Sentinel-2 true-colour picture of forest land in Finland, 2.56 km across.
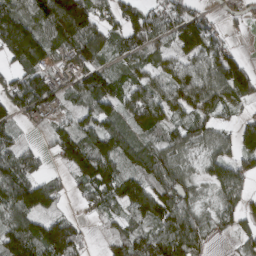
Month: March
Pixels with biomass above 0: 81%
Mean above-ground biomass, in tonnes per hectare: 84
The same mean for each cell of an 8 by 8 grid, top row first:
96 171 208 57 79 90 48 40
136 111 134 62 81 68 104 21
71 104 99 78 59 79 115 157
84 62 62 76 119 68 86 43
48 40 140 113 65 78 65 97
102 44 88 90 73 87 60 91
108 69 23 58 92 114 37 59
91 142 67 46 80 122 54 35
